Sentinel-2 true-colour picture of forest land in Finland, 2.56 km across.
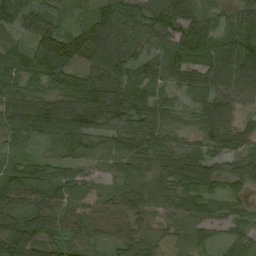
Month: August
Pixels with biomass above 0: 95%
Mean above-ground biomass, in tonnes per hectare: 74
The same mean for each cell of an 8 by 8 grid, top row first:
87 60 47 108 105 107 57 67
45 155 136 119 58 92 99 116
71 85 84 75 78 48 71 87
88 106 114 105 85 54 82 41
38 37 82 83 85 55 66 73
72 61 45 58 54 89 81 57
60 72 48 48 56 62 54 37
119 79 53 48 55 36 68 69
